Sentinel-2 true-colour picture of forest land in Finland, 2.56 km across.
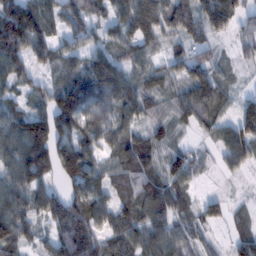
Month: February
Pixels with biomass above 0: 86%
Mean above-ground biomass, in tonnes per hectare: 84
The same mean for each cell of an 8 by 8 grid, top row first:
150 96 86 80 172 140 115 72
127 86 64 68 76 37 55 36
79 43 116 142 67 78 122 16
64 109 143 105 79 62 86 63
91 168 107 87 88 42 30 125
98 95 118 67 92 91 17 24
92 95 103 90 92 81 10 21
102 53 143 80 93 75 26 68
